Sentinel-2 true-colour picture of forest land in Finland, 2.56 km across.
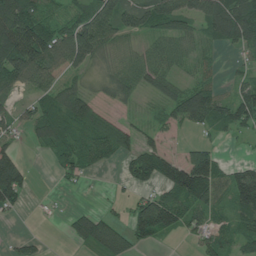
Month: June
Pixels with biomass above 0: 69%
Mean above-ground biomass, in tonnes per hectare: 67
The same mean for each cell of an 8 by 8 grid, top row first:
140 71 66 113 99 113 116 146
149 120 144 74 42 66 34 66
81 69 34 49 66 49 38 33
36 67 95 35 21 68 115 92
25 61 75 101 59 18 52 8
94 4 40 7 86 136 151 81
32 6 15 9 86 104 78 87
18 8 47 87 58 12 54 57
